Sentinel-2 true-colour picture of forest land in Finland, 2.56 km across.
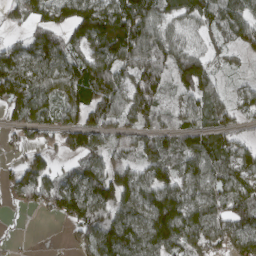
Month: March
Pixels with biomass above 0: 81%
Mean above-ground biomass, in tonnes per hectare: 80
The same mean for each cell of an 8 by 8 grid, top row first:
25 79 101 135 116 57 78 71
62 118 74 135 105 67 41 39
146 102 117 116 88 77 67 16
59 68 81 89 91 47 83 45
27 32 90 55 80 68 86 50
42 60 92 104 71 82 101 91
16 50 126 115 109 151 100 117
5 1 54 139 122 125 95 91
